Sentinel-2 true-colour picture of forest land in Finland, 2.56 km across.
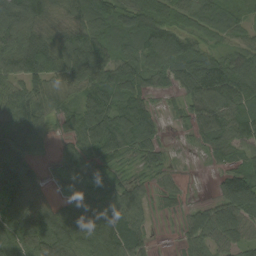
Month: August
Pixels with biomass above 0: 85%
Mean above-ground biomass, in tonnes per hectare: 70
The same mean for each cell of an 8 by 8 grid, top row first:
102 68 81 79 88 59 72 41
71 78 112 66 89 88 35 46
55 64 76 85 72 67 133 110
78 51 70 96 75 9 98 81
94 28 64 95 75 4 46 65
125 24 76 49 18 16 5 72
106 56 103 118 46 15 51 107
75 95 101 134 49 10 72 64
